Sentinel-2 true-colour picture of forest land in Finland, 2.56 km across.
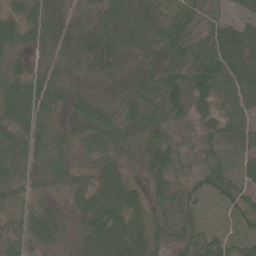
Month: June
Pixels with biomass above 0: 96%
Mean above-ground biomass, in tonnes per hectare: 54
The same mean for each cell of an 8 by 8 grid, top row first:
48 81 45 70 72 58 45 41
47 54 61 76 70 74 68 97
55 63 43 46 61 64 83 85
77 49 59 43 63 56 44 55
59 40 31 45 41 51 44 61
36 31 29 62 26 48 52 52
28 35 47 105 44 63 15 43
45 46 42 99 66 37 50 35
